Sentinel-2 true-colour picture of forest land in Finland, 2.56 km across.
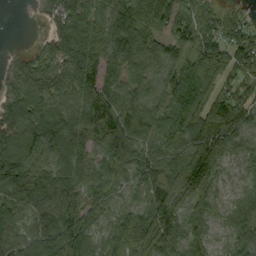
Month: September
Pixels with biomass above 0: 92%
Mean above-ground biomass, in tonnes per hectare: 89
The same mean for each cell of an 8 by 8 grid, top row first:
0 39 95 99 89 88 43 40
6 65 133 106 92 51 96 91
63 102 124 70 75 72 85 71
122 126 117 116 93 78 124 86
146 139 115 126 83 80 123 69
136 106 100 95 82 112 104 34
103 96 108 60 87 76 64 62
86 122 133 79 116 82 58 76
